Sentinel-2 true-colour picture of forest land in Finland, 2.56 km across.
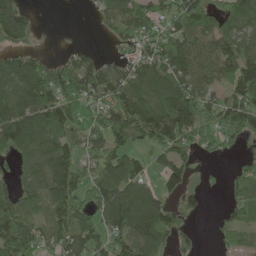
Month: June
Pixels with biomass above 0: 74%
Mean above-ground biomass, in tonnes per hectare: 82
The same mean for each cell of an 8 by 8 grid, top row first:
97 0 0 73 98 82 97 93
63 5 24 17 72 105 94 86
118 122 94 87 100 107 87 113
127 115 66 101 142 172 88 135
112 90 62 90 54 119 60 40
47 112 99 99 68 83 18 44
83 75 100 135 176 63 15 71
116 74 106 75 119 51 2 37
